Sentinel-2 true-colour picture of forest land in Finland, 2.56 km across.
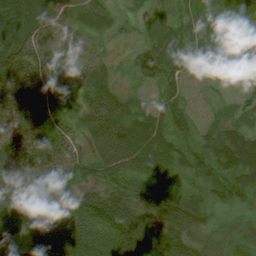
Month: July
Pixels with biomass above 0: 89%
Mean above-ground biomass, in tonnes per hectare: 53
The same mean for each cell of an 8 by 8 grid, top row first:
78 55 35 25 14 26 25 32
87 46 46 9 37 56 69 51
106 58 44 27 36 55 31 13
99 51 54 80 43 56 23 38
70 58 32 87 77 47 63 78
39 58 49 63 65 46 42 64
55 43 73 73 49 80 42 20
35 94 97 98 85 64 30 15
